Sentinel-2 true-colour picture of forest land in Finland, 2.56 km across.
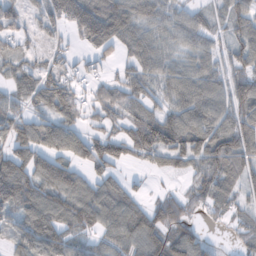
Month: November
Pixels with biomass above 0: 80%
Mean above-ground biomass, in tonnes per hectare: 79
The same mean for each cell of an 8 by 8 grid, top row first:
69 83 144 144 83 58 45 83
56 46 37 82 91 49 58 79
65 79 43 54 80 74 81 78
71 71 56 71 74 86 106 100
105 95 87 101 126 109 124 118
131 105 65 62 15 31 100 54
94 115 110 111 67 86 54 47
64 105 58 67 98 91 28 35
